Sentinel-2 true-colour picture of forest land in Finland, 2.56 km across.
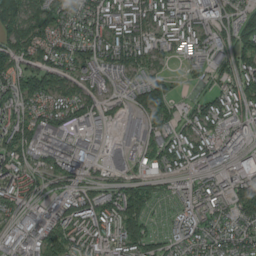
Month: August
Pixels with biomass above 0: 88%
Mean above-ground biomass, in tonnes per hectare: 99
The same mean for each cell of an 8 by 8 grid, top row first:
127 130 80 97 115 123 105 108
132 116 102 129 110 68 103 129
117 119 95 78 118 34 57 99
86 101 100 51 142 80 133 72
133 91 63 54 83 109 107 127
110 73 81 64 79 66 79 124
76 79 146 134 145 47 80 127
67 144 114 89 145 65 92 91
